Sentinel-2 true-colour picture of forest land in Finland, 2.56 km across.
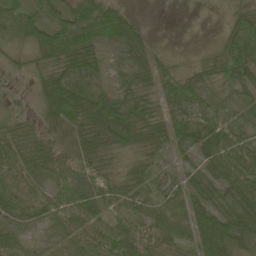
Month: May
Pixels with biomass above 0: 90%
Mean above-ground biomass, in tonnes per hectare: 46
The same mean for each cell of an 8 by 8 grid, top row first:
61 42 83 75 6 1 3 30
24 74 92 36 43 4 13 58
9 52 60 24 41 51 35 58
20 55 79 87 65 57 47 37
59 45 49 53 34 46 61 55
73 49 45 26 31 23 45 83
50 46 63 38 28 35 45 63
40 19 50 70 50 37 66 52
